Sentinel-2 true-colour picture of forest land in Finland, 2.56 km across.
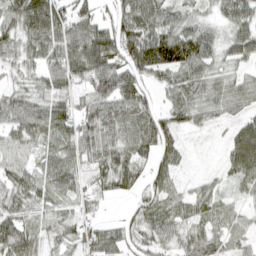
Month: April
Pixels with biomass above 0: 88%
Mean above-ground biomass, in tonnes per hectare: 57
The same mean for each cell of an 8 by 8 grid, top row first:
81 113 67 48 73 51 25 58
60 73 99 83 106 113 64 57
29 59 68 100 59 55 55 36
64 78 53 76 71 48 42 29
55 50 71 73 67 46 6 40
59 67 58 76 40 39 16 44
55 36 41 7 61 38 46 22
86 30 59 66 55 46 44 28
